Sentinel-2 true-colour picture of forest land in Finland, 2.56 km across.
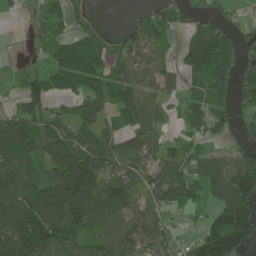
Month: June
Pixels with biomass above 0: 70%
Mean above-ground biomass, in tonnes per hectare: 79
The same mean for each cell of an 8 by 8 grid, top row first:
7 36 17 0 29 36 36 13
4 38 80 47 72 25 154 59
15 70 107 89 70 30 115 48
59 58 84 65 86 30 83 36
174 158 113 83 73 42 29 25
103 97 223 113 73 98 91 116
117 149 192 167 76 52 51 148
142 138 68 86 74 38 136 130
